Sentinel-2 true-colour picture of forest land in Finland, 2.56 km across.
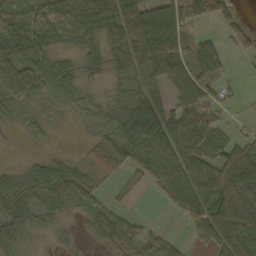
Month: October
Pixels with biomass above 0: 74%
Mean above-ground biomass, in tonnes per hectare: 43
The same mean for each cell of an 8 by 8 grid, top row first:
65 39 37 84 93 76 56 18
60 32 21 40 101 72 46 23
38 44 25 21 52 55 47 8
20 12 25 29 76 61 55 8
3 8 9 42 72 77 64 45
28 60 41 24 30 71 76 72
55 40 27 25 0 36 75 67
50 8 11 51 40 19 41 81
